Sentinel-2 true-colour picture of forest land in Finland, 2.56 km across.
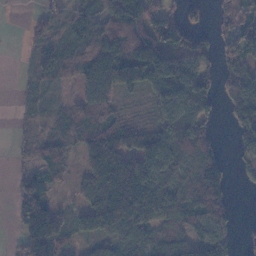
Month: November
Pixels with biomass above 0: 72%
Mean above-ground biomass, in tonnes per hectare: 81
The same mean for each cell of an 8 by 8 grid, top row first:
0 30 63 75 116 56 27 80
1 32 44 92 111 81 40 112
4 31 53 127 101 122 79 90
5 18 59 53 17 107 75 108
14 58 53 129 124 142 83 64
42 97 37 227 185 95 170 24
73 132 53 237 240 134 130 11
32 215 35 74 71 77 88 40
